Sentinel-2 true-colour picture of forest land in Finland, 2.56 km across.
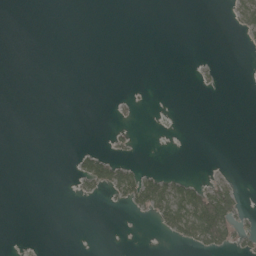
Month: May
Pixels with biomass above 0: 11%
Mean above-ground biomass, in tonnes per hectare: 8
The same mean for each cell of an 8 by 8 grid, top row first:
0 0 0 0 0 0 0 24
0 0 0 0 0 0 0 2
0 0 0 0 0 0 5 0
0 0 0 3 1 0 0 0
0 0 2 7 0 0 0 0
0 0 27 50 34 17 9 2
0 0 0 4 32 66 106 26
0 0 0 0 0 20 61 21
